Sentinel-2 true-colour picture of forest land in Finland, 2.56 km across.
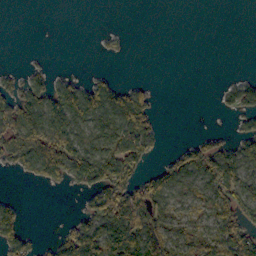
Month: October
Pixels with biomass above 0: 46%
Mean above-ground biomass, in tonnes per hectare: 42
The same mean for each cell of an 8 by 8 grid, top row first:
0 0 0 0 0 0 0 0
0 1 0 8 0 0 0 0
22 42 23 20 7 0 0 19
85 102 98 71 75 0 0 47
72 93 58 68 76 7 43 55
13 57 76 101 42 53 81 80
29 0 23 125 100 37 40 87
74 14 116 116 129 45 49 96
